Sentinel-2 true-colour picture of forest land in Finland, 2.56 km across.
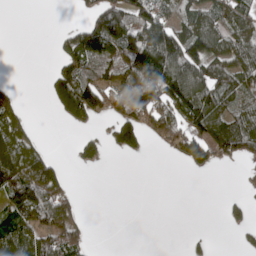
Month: May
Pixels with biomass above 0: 50%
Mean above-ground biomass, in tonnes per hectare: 66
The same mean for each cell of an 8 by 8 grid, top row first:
0 0 16 113 96 67 92 81
0 1 159 104 210 158 109 84
3 24 126 64 140 177 119 74
62 5 106 66 98 132 160 74
119 11 38 47 50 76 112 116
158 146 0 0 0 0 9 7
113 136 27 0 0 0 0 29
129 97 64 0 0 0 14 15
